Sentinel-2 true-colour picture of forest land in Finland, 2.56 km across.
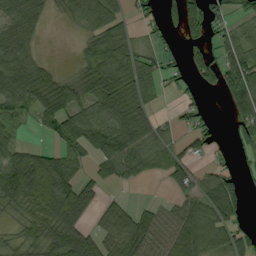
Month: September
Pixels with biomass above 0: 66%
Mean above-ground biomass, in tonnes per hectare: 55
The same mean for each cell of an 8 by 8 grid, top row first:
60 21 62 57 27 54 93 35
68 2 23 88 8 18 56 70
86 66 48 89 58 34 54 92
43 74 65 77 52 19 19 45
40 19 62 95 70 38 36 31
116 132 50 55 38 44 39 29
47 101 90 36 26 43 72 52
31 65 84 53 73 65 62 59
